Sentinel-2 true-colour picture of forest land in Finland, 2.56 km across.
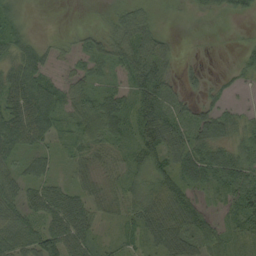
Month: September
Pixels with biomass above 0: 80%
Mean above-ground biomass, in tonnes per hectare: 41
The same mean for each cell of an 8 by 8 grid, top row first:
24 1 8 24 28 5 12 18
35 23 21 46 60 13 5 13
53 36 31 26 82 23 21 15
64 62 50 68 77 46 41 22
48 28 34 45 75 58 67 39
41 36 34 30 38 66 62 62
43 56 48 35 58 79 34 57
48 63 53 21 40 58 59 27
